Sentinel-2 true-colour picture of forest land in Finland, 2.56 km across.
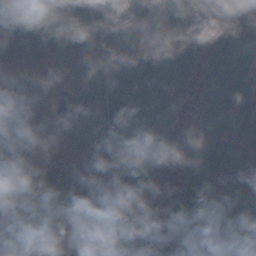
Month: November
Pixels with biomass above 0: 81%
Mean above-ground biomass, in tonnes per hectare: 43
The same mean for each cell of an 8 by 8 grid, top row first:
65 62 76 46 48 67 104 59
35 41 35 46 31 60 100 50
19 13 26 29 63 59 55 59
15 23 34 63 57 34 43 43
43 6 12 13 70 18 51 36
62 38 19 33 87 23 44 24
53 31 34 41 23 58 46 51
54 31 31 48 25 4 22 59
